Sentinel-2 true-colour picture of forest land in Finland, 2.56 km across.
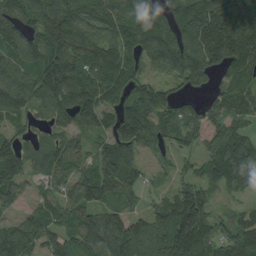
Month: August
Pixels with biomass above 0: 88%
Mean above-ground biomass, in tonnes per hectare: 100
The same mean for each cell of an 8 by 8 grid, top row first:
100 149 142 132 110 104 185 159
118 129 125 102 115 128 159 136
112 150 119 94 74 65 48 78
94 79 145 73 125 79 64 92
78 64 55 94 86 54 64 118
114 72 83 137 45 45 83 115
36 74 100 67 36 138 98 36
108 70 118 142 123 176 108 94
